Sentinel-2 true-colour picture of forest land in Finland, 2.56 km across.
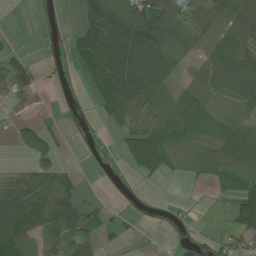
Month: June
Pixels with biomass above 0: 61%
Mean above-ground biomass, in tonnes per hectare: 59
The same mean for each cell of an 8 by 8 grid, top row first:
3 15 52 180 147 94 74 81
11 15 100 181 170 114 63 79
75 15 33 153 135 48 65 95
15 5 17 59 59 76 41 29
24 37 10 8 121 35 40 87
44 60 15 11 37 15 55 59
164 115 64 17 13 11 1 86
147 60 50 18 3 16 36 34
